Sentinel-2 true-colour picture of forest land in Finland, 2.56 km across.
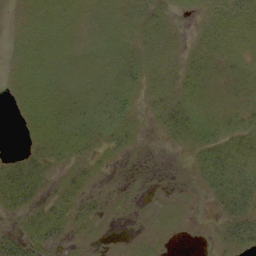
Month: September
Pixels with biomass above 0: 72%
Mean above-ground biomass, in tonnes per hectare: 14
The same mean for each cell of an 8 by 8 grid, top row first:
5 14 11 10 14 5 11 17
9 14 11 12 14 8 14 14
10 15 12 15 20 16 14 11
6 21 21 29 8 29 16 12
1 23 22 17 2 10 24 18
30 16 12 2 2 1 26 29
28 20 19 4 3 6 4 31
24 27 6 1 5 2 3 28
